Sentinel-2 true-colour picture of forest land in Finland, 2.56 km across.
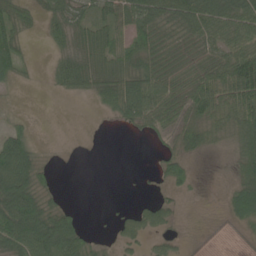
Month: June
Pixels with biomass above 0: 63%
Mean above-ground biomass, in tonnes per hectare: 41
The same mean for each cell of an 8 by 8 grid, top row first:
46 35 35 53 66 62 80 72
42 16 42 53 60 44 43 63
23 12 56 55 67 46 71 125
8 1 0 32 83 41 63 98
68 8 2 0 3 33 35 57
125 17 0 0 1 34 2 48
113 53 10 4 29 18 2 65
85 108 57 14 25 14 0 2
